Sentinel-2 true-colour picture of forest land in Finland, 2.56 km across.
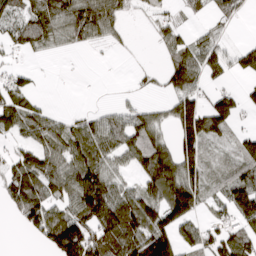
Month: March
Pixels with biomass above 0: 64%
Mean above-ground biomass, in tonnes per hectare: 68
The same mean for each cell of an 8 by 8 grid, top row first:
45 104 105 77 15 25 36 31
44 42 23 15 1 59 54 35
43 1 1 0 13 82 46 21
89 36 15 28 46 92 113 48
25 73 81 66 111 95 78 53
76 99 114 65 73 145 81 92
53 95 117 145 130 168 35 132
0 73 175 120 135 101 73 92
